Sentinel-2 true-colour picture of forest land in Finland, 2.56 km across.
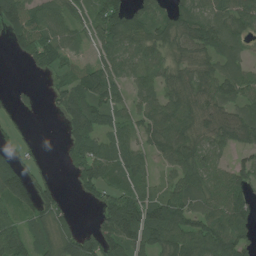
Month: July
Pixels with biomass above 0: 77%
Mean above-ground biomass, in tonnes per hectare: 67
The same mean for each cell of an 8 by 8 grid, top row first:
106 54 43 102 57 62 71 76
43 75 26 72 76 66 74 42
2 16 72 78 51 75 75 72
29 10 92 68 64 91 73 61
42 5 69 77 51 93 67 60
83 29 83 74 46 48 65 58
52 78 9 105 116 104 79 86
75 60 82 97 97 107 119 77
